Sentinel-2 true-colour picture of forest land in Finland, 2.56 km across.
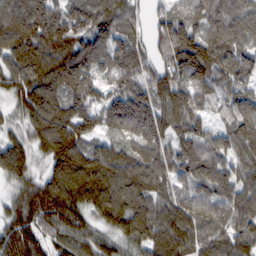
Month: February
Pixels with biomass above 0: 95%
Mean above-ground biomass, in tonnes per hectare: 125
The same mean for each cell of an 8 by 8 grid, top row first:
184 163 108 130 63 103 129 124
164 153 133 119 98 161 119 119
105 148 150 97 96 125 130 106
57 170 138 145 171 136 77 133
97 142 155 84 138 102 123 129
102 97 183 145 145 97 131 110
101 134 119 152 126 138 125 145
155 78 84 74 112 153 123 126
